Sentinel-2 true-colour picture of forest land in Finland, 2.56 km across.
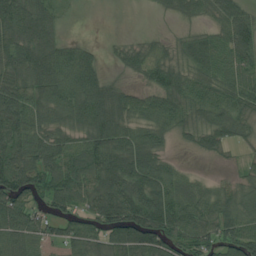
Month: July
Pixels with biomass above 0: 82%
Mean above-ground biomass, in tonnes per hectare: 69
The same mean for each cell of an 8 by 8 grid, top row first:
120 79 3 0 1 37 32 65
99 88 43 16 40 30 66 80
74 105 112 29 33 68 65 68
107 73 113 115 58 74 76 57
83 72 59 105 83 16 51 29
104 82 87 124 117 49 11 20
101 54 49 122 133 88 57 82
83 52 75 82 111 76 63 92
